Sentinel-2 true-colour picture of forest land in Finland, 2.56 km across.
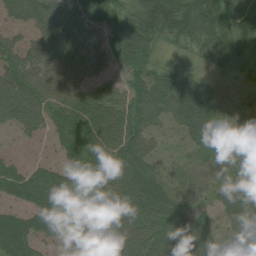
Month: August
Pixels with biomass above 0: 94%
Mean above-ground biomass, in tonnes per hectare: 64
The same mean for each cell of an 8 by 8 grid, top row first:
46 90 93 70 96 96 81 43
57 78 84 69 89 29 57 52
83 82 68 43 73 64 25 26
87 70 87 75 93 79 91 33
22 17 54 86 64 17 79 55
55 61 53 76 75 37 58 70
37 64 76 62 91 75 31 85
79 40 38 47 87 86 67 63
